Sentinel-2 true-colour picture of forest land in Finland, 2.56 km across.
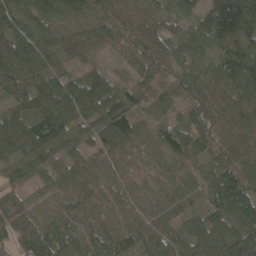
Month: April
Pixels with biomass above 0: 97%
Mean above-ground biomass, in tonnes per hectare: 76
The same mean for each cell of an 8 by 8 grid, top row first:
84 98 83 78 45 63 99 141
123 75 64 59 97 52 65 107
87 81 62 65 67 74 69 100
66 131 113 117 53 54 85 73
125 126 64 84 34 78 66 72
64 50 51 41 43 57 69 100
54 41 57 50 50 69 67 86
65 82 62 56 76 72 116 120
